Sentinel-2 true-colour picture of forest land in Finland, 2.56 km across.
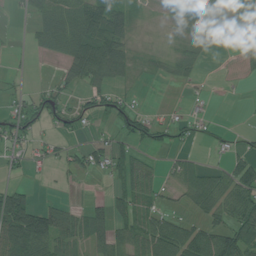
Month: July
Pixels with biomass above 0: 53%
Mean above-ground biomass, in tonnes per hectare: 37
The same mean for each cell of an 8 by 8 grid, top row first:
11 59 87 82 6 34 53 39
3 32 80 72 6 17 17 6
7 9 48 46 5 20 4 5
39 50 32 30 22 10 11 1
28 24 15 27 25 22 10 12
8 7 17 31 45 28 44 68
103 52 21 46 32 15 58 82
95 83 36 57 65 83 71 92
